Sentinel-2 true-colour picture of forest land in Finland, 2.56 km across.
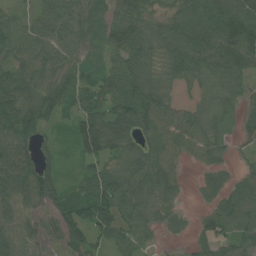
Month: July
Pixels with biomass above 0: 87%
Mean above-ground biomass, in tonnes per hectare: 61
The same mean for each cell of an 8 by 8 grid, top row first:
42 59 72 49 59 56 86 93
78 73 50 46 68 88 106 125
84 53 47 60 62 92 74 56
110 74 60 81 93 99 65 43
87 30 67 67 50 65 56 19
95 64 30 66 67 44 34 33
56 33 66 85 63 29 31 68
62 16 41 41 40 8 46 56
